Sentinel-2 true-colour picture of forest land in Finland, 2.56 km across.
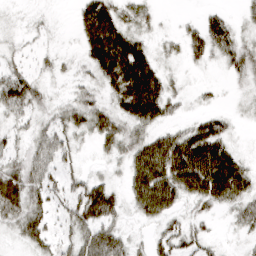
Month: March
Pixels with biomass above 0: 77%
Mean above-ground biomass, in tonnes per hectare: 43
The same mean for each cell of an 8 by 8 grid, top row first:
8 8 33 57 26 5 23 13
16 12 25 99 44 16 62 44
63 20 21 61 88 15 5 19
52 26 47 46 72 20 23 8
26 55 22 38 58 87 110 15
55 55 33 15 84 109 139 82
56 43 73 57 58 39 33 44
21 41 53 67 15 49 30 11
